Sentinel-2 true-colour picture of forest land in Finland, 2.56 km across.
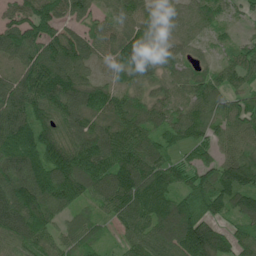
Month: June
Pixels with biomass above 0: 94%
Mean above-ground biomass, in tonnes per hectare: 98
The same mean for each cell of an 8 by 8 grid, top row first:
75 112 86 68 71 83 90 37
105 111 88 92 96 56 28 56
95 147 110 65 71 63 77 63
129 118 119 116 89 74 98 83
144 122 112 125 101 61 73 80
121 157 155 133 134 84 87 123
156 148 65 100 142 126 90 86
91 77 77 31 110 142 172 87
